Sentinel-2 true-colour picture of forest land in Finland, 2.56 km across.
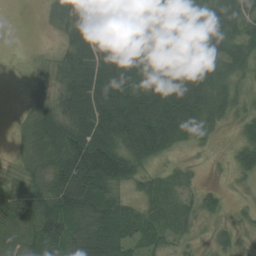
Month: July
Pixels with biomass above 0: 78%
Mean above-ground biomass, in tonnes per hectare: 65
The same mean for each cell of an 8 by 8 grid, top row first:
0 14 61 88 82 76 93 87
0 3 71 100 72 64 78 71
1 18 73 120 98 100 92 42
5 42 83 117 130 121 75 30
11 74 122 98 105 42 18 31
40 72 208 126 37 35 3 19
144 108 104 70 41 60 28 11
65 118 67 95 55 35 12 19
